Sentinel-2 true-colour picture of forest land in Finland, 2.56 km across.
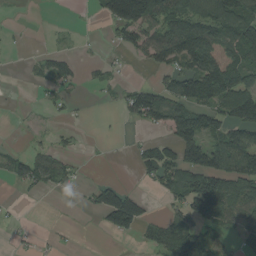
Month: August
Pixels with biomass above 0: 46%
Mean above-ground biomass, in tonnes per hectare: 57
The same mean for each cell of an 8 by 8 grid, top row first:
1 0 1 105 148 95 99 109
2 9 5 14 70 121 164 126
0 44 24 16 7 89 150 105
1 8 4 5 112 102 87 136
5 18 8 2 31 107 87 127
51 87 14 3 32 91 140 100
5 0 6 163 59 55 108 78
9 7 1 11 33 109 84 31
